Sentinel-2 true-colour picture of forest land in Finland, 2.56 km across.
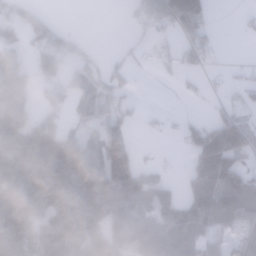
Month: January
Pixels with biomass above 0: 62%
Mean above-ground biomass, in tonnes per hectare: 82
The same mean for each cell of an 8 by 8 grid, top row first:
82 37 0 0 77 139 51 13
58 122 42 7 19 46 62 0
107 74 71 59 1 16 13 17
148 62 53 81 14 7 15 39
126 141 96 128 5 10 163 113
126 161 129 207 88 13 192 98
213 115 137 117 68 92 165 101
162 121 126 134 154 102 58 61
